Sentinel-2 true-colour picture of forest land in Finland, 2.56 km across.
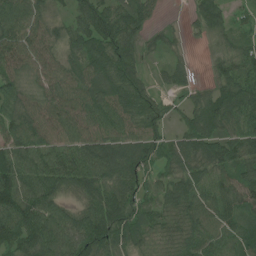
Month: July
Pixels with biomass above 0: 91%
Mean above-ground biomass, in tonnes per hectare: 70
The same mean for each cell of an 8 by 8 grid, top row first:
96 53 63 90 57 2 87 25
92 65 68 85 36 20 19 55
57 62 76 81 35 40 24 87
72 78 76 87 69 24 87 100
87 79 80 83 78 56 82 82
103 93 95 77 52 63 75 68
106 89 59 108 50 75 90 76
75 103 97 95 48 67 79 74
